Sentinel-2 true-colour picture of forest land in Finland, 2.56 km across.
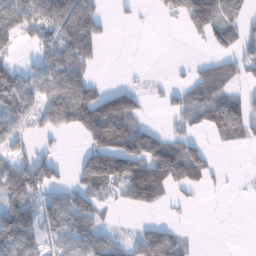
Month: January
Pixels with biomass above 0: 54%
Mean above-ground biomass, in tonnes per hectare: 63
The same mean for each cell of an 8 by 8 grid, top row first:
109 112 137 7 5 42 118 68
29 88 121 0 0 0 7 46
83 87 105 6 8 11 88 46
79 78 147 186 43 42 82 76
45 14 28 161 121 65 27 30
97 62 66 126 155 105 49 5
115 74 101 22 47 14 0 1
109 57 81 52 79 53 0 0
